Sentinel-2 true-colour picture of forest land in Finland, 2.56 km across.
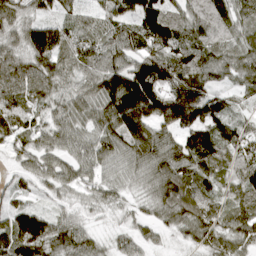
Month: April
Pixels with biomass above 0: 95%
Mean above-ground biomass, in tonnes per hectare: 78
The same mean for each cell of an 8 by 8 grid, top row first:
68 49 54 79 124 72 85 69
56 147 90 76 103 113 80 60
86 80 52 110 160 120 73 60
91 54 76 122 144 138 117 40
58 56 63 83 102 72 106 96
37 62 63 47 60 88 78 78
54 36 36 35 34 76 80 75
129 103 65 29 42 24 75 79
